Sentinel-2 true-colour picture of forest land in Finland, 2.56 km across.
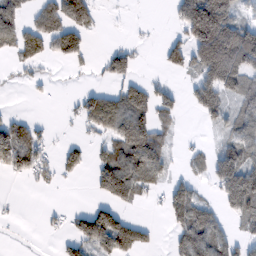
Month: February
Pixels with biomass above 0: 48%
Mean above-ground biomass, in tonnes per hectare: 63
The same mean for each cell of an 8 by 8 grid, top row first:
61 75 113 1 0 41 237 66
69 60 81 28 5 68 240 199
10 16 4 50 32 10 120 96
7 0 50 124 87 46 76 64
108 28 27 74 118 13 12 87
46 33 22 153 95 23 49 166
3 6 14 83 7 109 49 96
2 3 82 135 48 46 104 37
